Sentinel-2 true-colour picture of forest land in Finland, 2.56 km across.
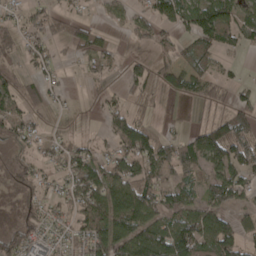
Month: April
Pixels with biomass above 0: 58%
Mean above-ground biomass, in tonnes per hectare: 50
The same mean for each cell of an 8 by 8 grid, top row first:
19 44 23 16 35 77 110 66
19 32 45 23 14 40 50 35
29 30 7 13 54 55 44 14
39 19 8 41 23 4 23 63
24 30 35 37 100 54 129 106
13 25 99 73 78 64 57 58
8 32 66 88 97 67 68 40
61 31 47 105 120 134 95 70
